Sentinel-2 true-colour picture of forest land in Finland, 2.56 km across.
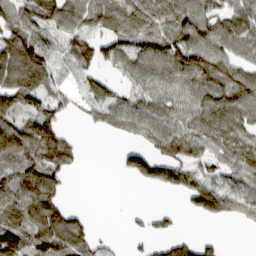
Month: March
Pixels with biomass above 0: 72%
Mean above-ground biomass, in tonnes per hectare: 74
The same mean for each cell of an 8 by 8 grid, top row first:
81 106 75 82 92 104 90 77
118 64 67 72 101 123 102 72
105 68 31 39 69 84 111 91
91 87 24 73 80 68 106 101
131 143 27 4 53 95 82 90
93 109 5 3 100 102 59 72
107 110 15 1 10 14 112 75
143 130 88 10 23 44 23 0
